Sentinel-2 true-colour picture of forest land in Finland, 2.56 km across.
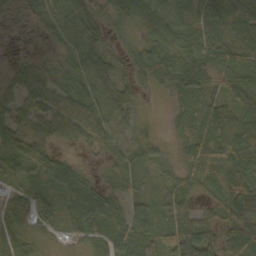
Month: October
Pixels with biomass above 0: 87%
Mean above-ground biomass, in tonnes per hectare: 43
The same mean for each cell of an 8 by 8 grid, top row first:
24 32 52 35 52 30 86 49
2 8 31 25 41 44 46 56
43 56 28 45 36 50 37 46
62 64 65 41 10 30 52 47
68 53 32 28 31 23 66 63
33 65 50 15 16 24 36 59
39 27 86 61 28 38 22 108
21 9 28 36 36 57 56 100
